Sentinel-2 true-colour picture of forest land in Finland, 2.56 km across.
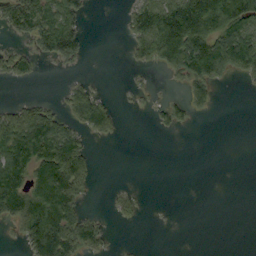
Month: September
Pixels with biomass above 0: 41%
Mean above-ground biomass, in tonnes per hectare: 47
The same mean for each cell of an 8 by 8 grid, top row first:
70 82 45 0 84 123 137 135
26 55 45 0 73 148 120 149
30 1 16 0 6 18 91 18
43 58 79 47 6 40 20 0
126 123 65 6 0 0 0 0
118 127 103 0 0 0 0 0
112 124 54 14 11 0 0 0
17 159 98 10 2 0 0 0
